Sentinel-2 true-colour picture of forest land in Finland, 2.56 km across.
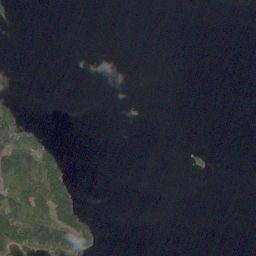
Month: May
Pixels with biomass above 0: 13%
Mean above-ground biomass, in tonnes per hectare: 22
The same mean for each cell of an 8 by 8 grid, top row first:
10 0 0 0 0 0 0 0
0 0 0 0 0 0 0 0
0 0 0 0 0 0 0 0
65 0 0 0 4 0 0 0
160 47 0 0 0 0 1 0
117 136 2 0 0 0 3 0
156 130 58 0 0 0 0 0
187 184 138 0 0 0 0 0
